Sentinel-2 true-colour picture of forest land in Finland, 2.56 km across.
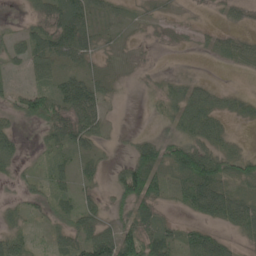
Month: May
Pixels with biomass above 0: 61%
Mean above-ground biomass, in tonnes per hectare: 29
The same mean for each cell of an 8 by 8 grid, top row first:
2 49 56 12 6 4 3 12
21 53 46 6 3 5 16 33
3 38 39 12 3 17 12 2
24 56 61 4 2 35 43 22
23 27 36 6 36 41 36 8
17 26 20 18 96 44 84 38
16 20 30 24 46 13 56 46
34 16 43 75 66 29 49 17
